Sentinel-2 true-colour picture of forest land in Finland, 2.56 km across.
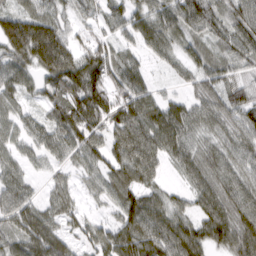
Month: March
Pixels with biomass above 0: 93%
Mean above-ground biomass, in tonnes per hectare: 74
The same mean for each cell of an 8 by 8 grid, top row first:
86 68 41 51 69 87 87 76
129 181 67 57 51 49 51 70
76 91 135 82 52 26 63 50
48 59 134 101 92 73 68 76
47 62 82 76 105 80 50 66
57 31 38 62 68 25 80 66
105 55 35 36 111 57 83 79
68 121 40 84 119 120 95 101
